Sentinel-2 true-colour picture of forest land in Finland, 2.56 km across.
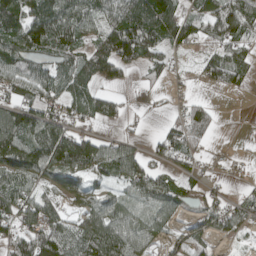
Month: April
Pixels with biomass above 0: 73%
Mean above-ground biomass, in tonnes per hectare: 69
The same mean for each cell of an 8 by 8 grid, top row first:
108 127 94 92 136 78 74 102
102 88 72 123 121 43 37 57
84 83 77 46 20 15 32 39
100 86 55 41 5 21 50 0
158 179 133 50 20 72 27 2
97 79 75 62 109 49 20 7
85 77 55 80 55 63 48 57
68 104 92 131 74 34 39 17
